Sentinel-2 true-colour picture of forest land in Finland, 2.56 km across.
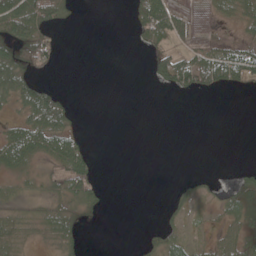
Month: May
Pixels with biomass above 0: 41%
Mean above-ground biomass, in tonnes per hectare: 22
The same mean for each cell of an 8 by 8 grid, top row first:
79 56 3 0 54 29 8 36
65 46 0 0 18 24 29 31
63 15 0 0 6 59 49 38
17 82 4 0 0 0 0 0
58 49 24 0 0 0 0 0
25 20 59 0 0 2 12 22
25 27 35 2 0 24 10 41
29 19 19 0 14 27 12 47
